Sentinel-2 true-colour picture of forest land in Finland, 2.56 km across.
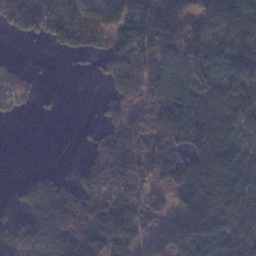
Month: January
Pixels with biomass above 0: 72%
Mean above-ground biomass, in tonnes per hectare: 95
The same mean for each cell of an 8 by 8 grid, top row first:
158 157 123 86 131 115 94 151
0 28 78 80 111 101 90 127
72 4 4 99 127 113 69 131
33 11 0 78 129 129 108 116
0 0 12 152 127 138 149 67
8 44 64 136 109 151 152 117
34 122 156 137 79 66 152 104
136 101 163 141 68 148 106 82
